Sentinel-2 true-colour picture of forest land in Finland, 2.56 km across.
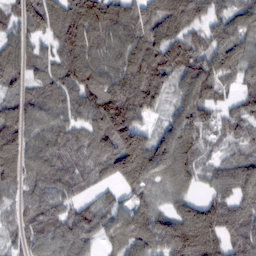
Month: February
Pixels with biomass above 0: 85%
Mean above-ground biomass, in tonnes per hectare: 94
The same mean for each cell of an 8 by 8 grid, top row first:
44 133 107 76 89 147 91 34
31 28 153 92 121 108 99 41
69 85 161 138 158 102 141 65
88 82 90 150 88 86 82 73
117 93 70 118 134 145 60 74
83 97 73 82 116 98 47 121
56 94 59 63 80 70 111 91
50 100 103 60 99 162 141 102
